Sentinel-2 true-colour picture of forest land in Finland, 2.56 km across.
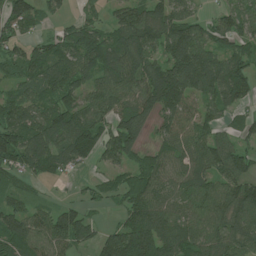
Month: July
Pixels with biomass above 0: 81%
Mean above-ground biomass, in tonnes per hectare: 85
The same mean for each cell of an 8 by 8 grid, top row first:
90 34 28 37 90 88 27 83
52 71 117 124 119 136 90 64
56 99 79 99 128 174 129 136
91 89 104 88 91 137 70 52
113 112 120 93 52 80 86 44
55 55 16 40 90 69 90 81
59 37 41 17 127 69 96 95
100 87 66 101 203 106 78 91
